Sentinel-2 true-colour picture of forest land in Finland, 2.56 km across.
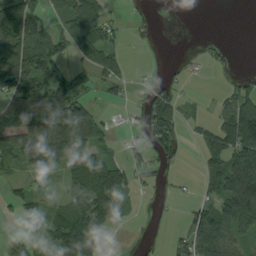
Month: August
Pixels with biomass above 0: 58%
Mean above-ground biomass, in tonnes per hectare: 62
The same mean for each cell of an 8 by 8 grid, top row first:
154 44 158 39 21 1 0 0
121 128 88 72 9 0 18 1
160 158 56 56 17 21 3 26
111 141 97 13 60 84 15 144
107 155 96 30 60 59 68 155
32 34 101 92 36 14 46 117
32 32 84 72 5 3 63 106
20 50 119 11 10 23 98 47
